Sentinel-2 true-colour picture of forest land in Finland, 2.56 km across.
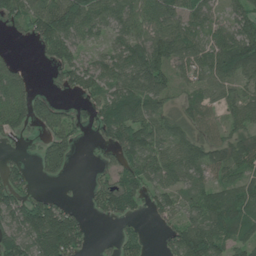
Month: June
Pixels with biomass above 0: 73%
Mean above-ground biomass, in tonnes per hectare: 63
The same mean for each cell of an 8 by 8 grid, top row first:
63 114 110 68 74 72 50 56
6 56 40 43 81 85 63 120
78 12 61 67 118 53 55 61
94 74 25 98 85 44 41 63
10 65 21 59 96 62 58 61
44 26 0 40 71 57 42 54
87 105 22 60 32 50 88 107
97 150 69 19 33 65 110 70
